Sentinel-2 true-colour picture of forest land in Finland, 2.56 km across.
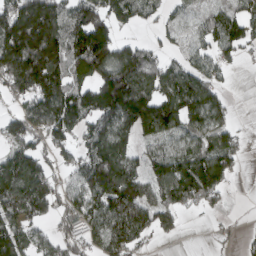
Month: March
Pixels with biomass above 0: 74%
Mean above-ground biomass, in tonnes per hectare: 108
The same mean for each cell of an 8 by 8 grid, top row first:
177 185 136 132 74 42 62 84
210 204 171 152 79 35 77 77
153 193 92 187 130 120 96 0
69 163 139 141 204 144 136 6
94 95 74 153 59 72 124 58
146 91 96 186 110 179 181 17
115 63 118 163 129 115 41 1
129 55 100 151 56 21 8 21
